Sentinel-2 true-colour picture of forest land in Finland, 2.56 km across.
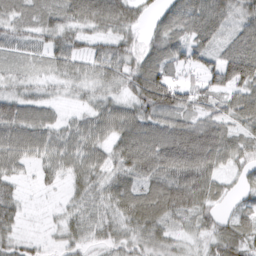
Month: March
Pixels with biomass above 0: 90%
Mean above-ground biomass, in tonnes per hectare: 54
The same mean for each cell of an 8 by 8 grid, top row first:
53 48 79 92 28 52 82 41
33 47 42 57 37 51 51 62
30 24 39 51 85 47 46 71
69 43 23 59 64 72 47 73
88 69 70 58 98 102 103 60
44 34 60 47 68 95 87 32
44 7 40 46 78 69 49 25
37 13 31 32 40 26 39 61
